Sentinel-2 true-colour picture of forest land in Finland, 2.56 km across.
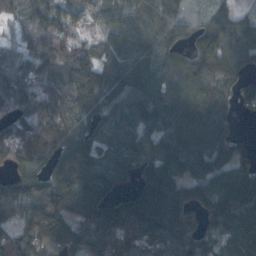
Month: October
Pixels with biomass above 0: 90%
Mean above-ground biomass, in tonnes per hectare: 129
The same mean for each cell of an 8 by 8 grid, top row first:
82 155 74 87 130 103 56 61
50 149 92 100 89 83 139 111
119 107 184 127 119 119 103 80
91 131 148 117 148 151 129 45
121 142 170 109 109 149 133 71
91 122 220 136 133 187 125 142
142 226 196 157 226 221 134 173
132 153 141 157 150 189 78 137
